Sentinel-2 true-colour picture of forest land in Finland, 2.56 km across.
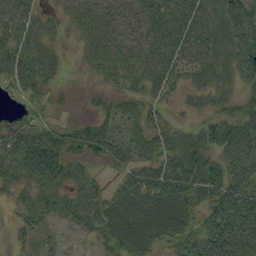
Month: September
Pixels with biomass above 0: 86%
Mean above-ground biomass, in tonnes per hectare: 46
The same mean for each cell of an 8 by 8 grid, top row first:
67 24 44 52 53 63 41 57
67 33 21 49 52 65 49 55
69 41 7 31 48 39 53 43
21 34 8 30 38 20 34 42
55 58 63 56 36 38 42 90
53 53 31 27 51 68 51 66
30 47 45 58 56 71 51 72
20 12 10 52 58 49 55 73
